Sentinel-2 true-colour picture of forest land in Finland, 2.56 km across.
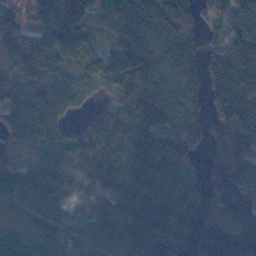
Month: November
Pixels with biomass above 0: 88%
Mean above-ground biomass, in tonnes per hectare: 129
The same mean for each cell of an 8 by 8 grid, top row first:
105 180 194 148 137 216 96 119
196 270 201 129 183 152 90 142
164 184 135 152 166 154 150 152
161 140 35 92 172 137 99 160
82 121 148 102 93 130 77 159
111 120 122 129 92 83 56 126
71 126 32 105 118 168 81 143
81 90 99 98 93 104 167 143
